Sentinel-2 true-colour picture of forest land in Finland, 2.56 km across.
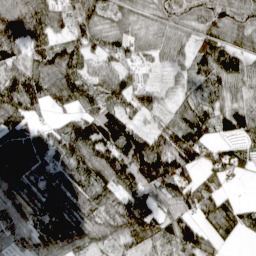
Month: April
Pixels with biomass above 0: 90%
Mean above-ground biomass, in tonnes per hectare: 79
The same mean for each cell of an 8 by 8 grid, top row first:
141 119 91 65 52 63 69 80
82 74 72 60 43 54 70 90
85 106 87 76 33 24 70 82
105 42 75 98 59 69 88 106
123 73 129 131 108 121 71 43
92 71 90 105 129 81 26 14
77 87 94 82 95 73 71 49
55 103 78 70 108 93 66 24
